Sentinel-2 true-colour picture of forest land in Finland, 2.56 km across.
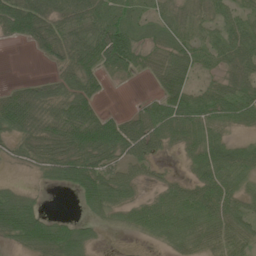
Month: June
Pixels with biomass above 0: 74%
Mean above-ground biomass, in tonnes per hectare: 49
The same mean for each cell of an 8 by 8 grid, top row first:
110 70 70 46 27 44 36 40
4 52 79 123 42 45 46 65
10 30 71 15 9 75 24 56
102 59 92 19 44 69 56 50
33 64 95 92 70 28 59 33
4 31 89 55 25 13 57 45
82 8 17 47 42 58 56 39
38 79 61 1 10 38 33 35
